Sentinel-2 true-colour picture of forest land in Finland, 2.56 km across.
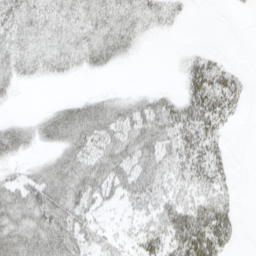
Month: April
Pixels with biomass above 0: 65%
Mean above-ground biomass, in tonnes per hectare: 28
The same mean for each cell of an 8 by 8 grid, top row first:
33 31 28 34 27 13 0 0
24 25 29 34 4 1 7 0
19 7 2 1 0 5 56 18
2 18 39 39 45 45 54 12
38 23 45 41 45 44 40 0
17 42 45 41 46 33 42 3
39 52 40 13 25 48 53 11
44 52 36 17 30 55 68 7
